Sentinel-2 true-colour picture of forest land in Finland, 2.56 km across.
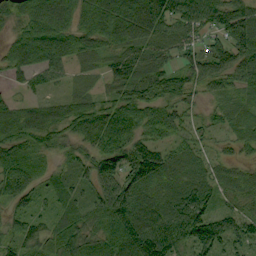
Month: September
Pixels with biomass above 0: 90%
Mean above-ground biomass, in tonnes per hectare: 64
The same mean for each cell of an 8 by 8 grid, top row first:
46 113 71 98 105 77 70 75
66 107 68 51 60 44 38 73
17 39 17 43 80 65 60 47
49 52 68 81 72 50 21 28
53 46 49 78 64 35 25 32
74 26 37 99 108 64 55 42
41 34 48 113 104 101 74 57
58 58 75 78 131 81 118 64
